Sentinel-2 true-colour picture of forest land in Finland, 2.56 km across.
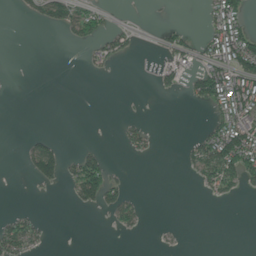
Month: June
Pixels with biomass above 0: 25%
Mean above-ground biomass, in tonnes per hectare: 26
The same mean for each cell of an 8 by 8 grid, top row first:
4 48 74 12 1 1 31 75
0 0 12 47 2 44 52 116
0 0 0 2 1 25 112 101
0 0 0 0 2 0 23 94
0 38 7 1 30 1 86 139
0 61 94 34 0 0 65 78
7 0 18 43 13 0 0 0
74 9 0 0 1 3 0 0
